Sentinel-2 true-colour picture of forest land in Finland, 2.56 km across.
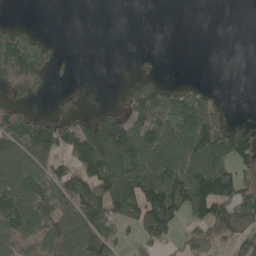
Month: May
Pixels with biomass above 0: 53%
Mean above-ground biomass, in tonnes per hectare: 75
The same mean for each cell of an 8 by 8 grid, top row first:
0 0 0 0 0 0 0 0
106 33 0 0 2 0 0 0
127 36 1 1 42 11 6 0
57 11 22 47 113 126 96 1
110 100 144 236 179 178 179 141
110 81 102 135 183 164 199 70
134 107 127 99 158 145 159 93
104 106 121 96 64 37 43 64
